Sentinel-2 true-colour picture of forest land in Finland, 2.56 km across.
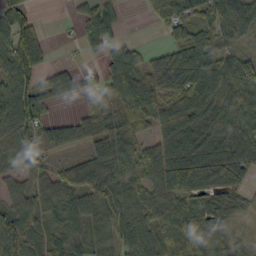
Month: October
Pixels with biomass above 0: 83%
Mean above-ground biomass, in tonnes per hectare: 71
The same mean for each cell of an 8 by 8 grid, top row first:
85 1 37 49 13 80 72 100
103 33 26 60 28 63 70 31
83 60 45 85 92 117 140 81
107 41 37 110 150 128 106 78
69 66 52 87 60 101 71 85
48 54 77 62 64 137 121 79
68 60 66 79 79 65 50 21
106 39 37 62 91 102 71 17
